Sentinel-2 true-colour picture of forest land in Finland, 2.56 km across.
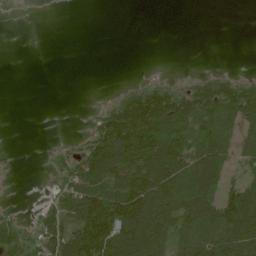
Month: June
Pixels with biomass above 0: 50%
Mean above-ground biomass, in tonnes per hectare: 56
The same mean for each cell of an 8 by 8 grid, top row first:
4 0 0 0 0 0 0 0
0 0 0 0 0 0 0 0
0 0 0 0 10 10 39 34
0 0 1 60 159 129 102 101
0 3 21 129 153 123 121 59
1 12 80 102 131 116 122 34
7 39 98 156 155 114 121 173
58 72 121 140 141 84 132 132
